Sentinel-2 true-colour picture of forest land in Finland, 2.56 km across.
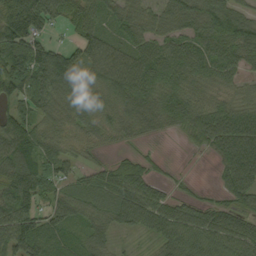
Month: September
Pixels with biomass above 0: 87%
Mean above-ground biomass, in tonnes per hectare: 77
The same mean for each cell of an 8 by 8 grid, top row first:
154 92 72 65 63 71 89 59
149 92 81 83 79 77 87 95
105 110 88 94 103 78 72 48
83 58 73 62 86 93 89 86
116 70 39 31 18 4 64 128
119 103 48 76 74 10 2 106
124 64 71 83 110 73 59 65
115 83 51 36 19 87 84 93
